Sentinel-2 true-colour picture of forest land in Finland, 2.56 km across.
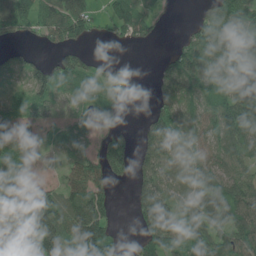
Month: June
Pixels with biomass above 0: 73%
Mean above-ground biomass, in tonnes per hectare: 75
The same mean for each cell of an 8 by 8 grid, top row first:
98 69 86 65 60 8 57 96
26 30 45 8 12 26 87 176
35 91 82 86 0 101 69 101
71 63 55 50 20 89 58 106
129 25 38 103 84 71 61 83
107 16 86 74 69 27 70 63
138 131 116 49 123 82 90 106
180 125 98 75 77 77 106 95
